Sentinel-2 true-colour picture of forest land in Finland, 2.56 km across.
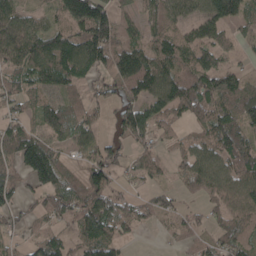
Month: April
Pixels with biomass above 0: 80%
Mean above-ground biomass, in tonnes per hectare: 78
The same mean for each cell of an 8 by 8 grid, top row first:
81 43 179 97 67 70 89 70
124 118 133 103 77 98 86 22
70 81 71 80 129 107 98 70
50 89 58 39 108 72 75 107
122 105 68 55 55 51 73 87
73 128 67 71 57 32 110 95
66 66 106 106 52 38 45 95
28 81 71 80 4 29 40 73
